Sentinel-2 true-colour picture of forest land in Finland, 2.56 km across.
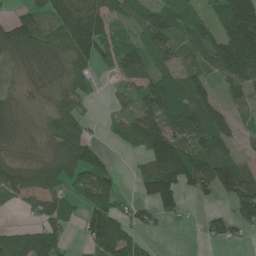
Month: June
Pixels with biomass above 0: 72%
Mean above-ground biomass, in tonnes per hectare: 90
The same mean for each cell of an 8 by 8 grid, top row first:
43 112 163 76 74 84 65 265
105 96 134 85 97 80 113 249
22 62 47 17 86 81 76 138
55 47 74 23 102 150 147 47
65 74 136 16 118 129 136 46
111 129 115 72 74 161 131 169
36 98 56 91 46 62 25 112
134 139 28 124 26 0 36 26
